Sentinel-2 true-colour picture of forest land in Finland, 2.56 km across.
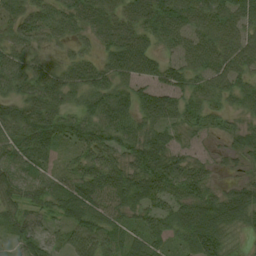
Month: August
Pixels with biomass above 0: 93%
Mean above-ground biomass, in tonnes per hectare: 54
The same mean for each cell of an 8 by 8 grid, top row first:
55 50 54 37 61 91 67 65
50 24 21 57 64 48 60 63
62 61 58 54 54 49 47 52
59 74 46 79 56 61 43 36
65 64 56 59 74 37 13 41
53 37 61 62 76 75 35 18
37 37 81 66 53 56 65 85
43 32 70 57 50 37 90 15
